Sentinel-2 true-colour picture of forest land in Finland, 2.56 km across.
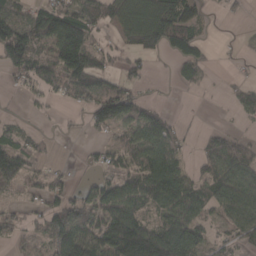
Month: March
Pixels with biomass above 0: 64%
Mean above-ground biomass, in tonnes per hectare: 71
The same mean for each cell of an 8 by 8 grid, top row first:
78 95 111 87 153 136 22 14
162 95 156 36 91 83 27 8
37 78 118 48 33 28 20 15
5 14 31 116 58 6 1 37
81 20 8 44 102 52 46 60
100 55 12 60 110 106 81 122
31 68 86 120 85 128 79 110
28 74 137 148 182 138 49 54
